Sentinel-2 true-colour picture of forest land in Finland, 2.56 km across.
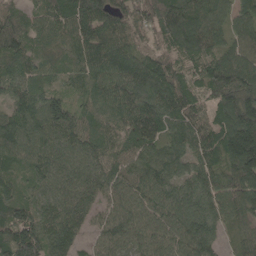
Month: May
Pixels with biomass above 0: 96%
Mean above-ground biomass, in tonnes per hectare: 110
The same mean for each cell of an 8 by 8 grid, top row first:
74 90 151 136 97 157 126 97
104 60 141 147 85 99 116 105
87 66 89 128 137 122 126 195
88 128 73 106 156 129 96 242
106 96 100 86 109 89 116 250
66 89 94 96 109 94 105 154
108 88 93 67 86 106 101 105
157 122 57 83 77 94 95 63
